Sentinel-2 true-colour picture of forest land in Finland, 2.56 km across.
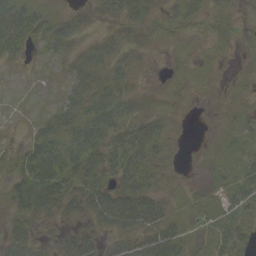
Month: September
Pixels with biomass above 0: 72%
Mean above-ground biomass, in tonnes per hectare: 23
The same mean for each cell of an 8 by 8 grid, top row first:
45 24 15 17 24 23 18 10
28 21 18 28 11 8 7 4
1 3 30 27 2 7 7 4
1 14 37 44 18 7 1 9
6 42 48 37 42 6 5 20
25 57 43 29 36 5 9 25
26 33 27 62 48 14 24 26
34 21 41 18 41 39 21 27
